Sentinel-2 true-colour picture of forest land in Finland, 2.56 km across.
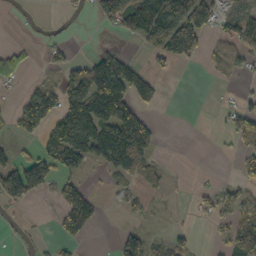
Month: October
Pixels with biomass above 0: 42%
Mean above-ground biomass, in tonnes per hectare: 45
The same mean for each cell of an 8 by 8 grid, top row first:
1 12 19 70 135 140 85 71
13 25 4 26 33 94 32 59
38 20 81 148 67 5 4 13
40 93 121 125 35 7 4 47
23 53 105 112 66 1 4 27
108 60 32 28 32 2 3 36
20 3 111 4 18 2 29 65
8 9 27 8 66 37 4 87
